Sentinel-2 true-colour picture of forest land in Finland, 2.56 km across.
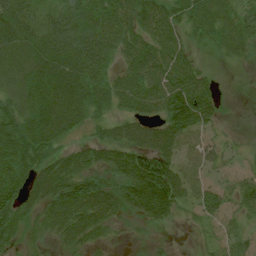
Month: July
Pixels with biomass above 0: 85%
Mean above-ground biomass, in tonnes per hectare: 63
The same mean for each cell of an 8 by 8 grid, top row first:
75 45 89 96 95 63 65 55
57 67 87 78 85 72 27 40
50 75 78 57 90 90 41 3
50 85 63 42 63 125 91 7
88 66 33 84 84 72 37 19
101 80 75 55 145 87 25 29
94 73 102 74 94 60 51 46
39 31 61 21 15 4 17 40
